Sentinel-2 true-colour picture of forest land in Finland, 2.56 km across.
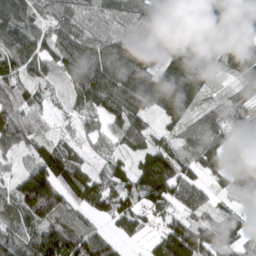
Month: March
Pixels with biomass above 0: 92%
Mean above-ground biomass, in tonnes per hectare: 87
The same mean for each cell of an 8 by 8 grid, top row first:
123 80 73 80 62 97 109 156
121 81 96 103 78 68 23 90
101 67 156 136 117 109 51 42
108 58 75 85 93 81 66 82
73 68 29 38 76 60 87 64
54 131 96 82 121 120 52 101
88 154 80 98 76 71 51 28
83 145 132 62 33 158 89 73
